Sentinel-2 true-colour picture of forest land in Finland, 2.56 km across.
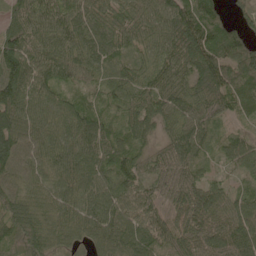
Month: May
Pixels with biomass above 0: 96%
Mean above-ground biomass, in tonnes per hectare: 78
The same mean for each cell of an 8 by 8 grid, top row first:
69 98 92 77 86 110 85 28
99 88 84 70 68 106 123 87
123 86 52 63 69 84 107 86
102 78 72 39 91 76 76 43
102 82 96 69 49 84 48 60
86 73 95 77 63 70 36 27
102 76 85 88 79 60 81 69
58 81 49 88 83 70 76 93
